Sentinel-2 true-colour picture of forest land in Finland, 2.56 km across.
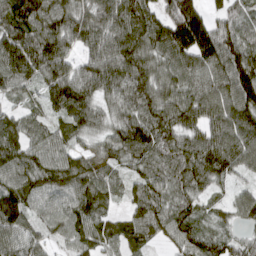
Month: March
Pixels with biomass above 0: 94%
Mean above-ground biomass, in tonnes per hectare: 99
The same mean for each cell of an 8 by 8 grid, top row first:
143 135 94 129 116 159 66 68
142 131 67 119 122 143 134 113
107 102 111 124 120 99 114 147
54 60 123 69 113 118 106 120
107 91 50 78 118 97 118 124
109 107 115 58 78 92 109 48
150 72 102 51 104 93 39 72
100 49 81 80 80 88 85 53
